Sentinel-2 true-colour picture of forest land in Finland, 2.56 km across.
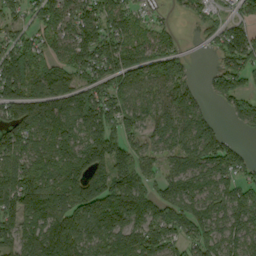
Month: September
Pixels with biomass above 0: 85%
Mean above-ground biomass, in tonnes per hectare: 112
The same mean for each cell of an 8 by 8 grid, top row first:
58 117 116 103 45 26 43 61
114 84 137 124 91 63 26 143
175 168 100 118 93 126 34 107
147 147 144 130 90 143 42 81
120 91 121 156 66 90 136 31
137 112 139 172 95 94 98 91
136 156 161 235 122 118 99 130
107 172 146 125 176 99 118 99
